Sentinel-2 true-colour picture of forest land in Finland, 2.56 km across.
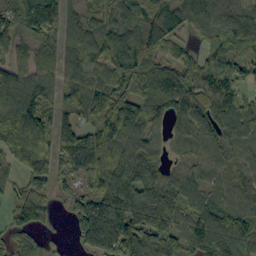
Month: September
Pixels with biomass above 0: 90%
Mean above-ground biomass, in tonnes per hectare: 108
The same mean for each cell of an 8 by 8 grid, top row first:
119 128 66 59 62 63 76 64
68 64 94 92 81 60 71 71
110 86 94 101 101 98 100 99
119 91 94 149 114 111 116 134
117 106 192 120 107 48 84 110
52 148 132 172 168 70 64 78
93 86 127 254 230 142 105 101
53 30 92 269 204 125 128 123
